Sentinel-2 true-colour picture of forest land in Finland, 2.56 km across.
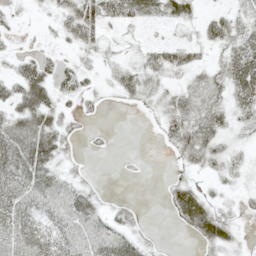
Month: May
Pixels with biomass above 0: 62%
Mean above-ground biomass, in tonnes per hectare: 27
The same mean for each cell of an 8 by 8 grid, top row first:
7 10 61 34 23 30 22 25
6 8 25 9 18 41 25 44
37 37 29 15 31 13 26 60
33 41 16 1 7 33 40 30
52 53 11 4 0 33 43 13
53 41 13 0 3 14 15 15
57 42 56 19 6 44 40 12
57 45 51 53 18 1 37 11
